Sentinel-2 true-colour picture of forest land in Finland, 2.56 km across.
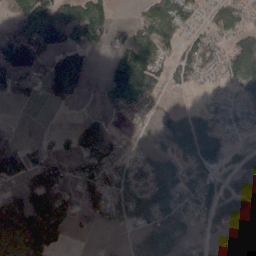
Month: April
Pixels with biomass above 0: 63%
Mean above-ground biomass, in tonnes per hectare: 80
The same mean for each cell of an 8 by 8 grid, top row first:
71 155 152 54 49 106 35 57
166 98 84 48 104 75 60 96
82 91 55 96 175 45 16 114
1 2 8 43 61 47 52 48
48 31 72 54 19 129 150 23
113 123 70 116 123 113 86 112
116 185 45 105 151 117 99 83
91 148 3 5 88 105 29 8
